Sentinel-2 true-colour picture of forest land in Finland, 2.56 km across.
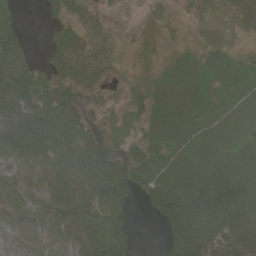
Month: June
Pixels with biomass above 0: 85%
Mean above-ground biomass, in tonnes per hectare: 61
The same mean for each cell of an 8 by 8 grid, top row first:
46 21 55 16 19 15 21 33
90 31 72 27 24 31 44 20
113 58 66 18 34 98 88 89
95 94 56 16 48 102 88 93
101 93 81 23 67 97 92 75
58 67 81 75 75 117 93 71
58 60 80 76 16 98 88 70
25 40 74 79 0 71 68 46
